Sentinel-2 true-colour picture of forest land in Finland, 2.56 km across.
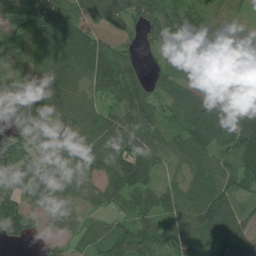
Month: July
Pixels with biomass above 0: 87%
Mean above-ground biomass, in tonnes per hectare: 80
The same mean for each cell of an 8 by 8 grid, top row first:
56 130 77 90 102 88 63 33
49 120 121 65 45 87 85 78
48 89 77 126 68 61 26 77
88 72 64 69 110 75 119 94
98 95 61 99 119 67 110 106
71 74 58 95 107 36 98 104
93 46 37 47 86 88 128 61
41 28 35 89 103 82 90 117
